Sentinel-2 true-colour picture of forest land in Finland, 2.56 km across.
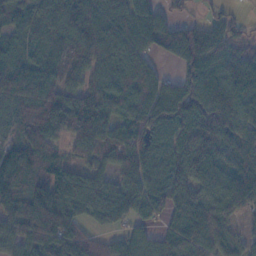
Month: November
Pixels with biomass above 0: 89%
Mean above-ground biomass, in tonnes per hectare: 90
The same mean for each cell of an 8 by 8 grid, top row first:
48 91 103 84 115 36 27 17
61 71 84 89 78 123 124 83
111 92 55 81 81 64 99 89
46 102 160 103 99 145 162 88
68 69 78 92 103 86 151 119
101 74 75 63 90 96 113 134
78 180 78 94 79 73 100 94
71 119 90 53 63 106 96 48
